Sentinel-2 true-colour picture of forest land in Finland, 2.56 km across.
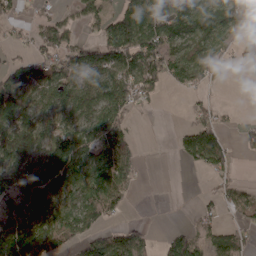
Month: April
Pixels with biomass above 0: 63%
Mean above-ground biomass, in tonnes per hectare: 63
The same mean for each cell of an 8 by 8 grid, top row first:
28 30 26 55 117 125 108 77
17 64 62 124 132 85 79 29
72 94 78 114 102 69 64 1
109 60 87 91 11 1 34 4
100 73 83 82 5 27 116 25
86 116 107 126 8 0 30 9
67 100 96 59 0 0 19 57
128 89 55 70 41 51 41 38
